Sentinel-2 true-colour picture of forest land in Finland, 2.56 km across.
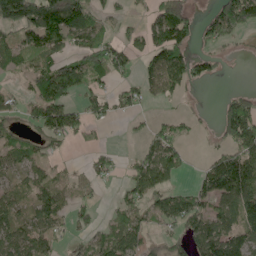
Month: May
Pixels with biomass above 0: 58%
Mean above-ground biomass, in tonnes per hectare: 70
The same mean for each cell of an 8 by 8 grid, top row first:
182 177 134 37 32 139 54 196
83 108 87 87 81 145 33 15
14 122 93 62 52 94 55 0
36 117 58 43 19 15 6 133
59 50 21 9 40 67 9 138
43 44 23 34 95 54 86 162
50 76 37 26 66 92 74 98
72 56 24 98 53 41 113 79
